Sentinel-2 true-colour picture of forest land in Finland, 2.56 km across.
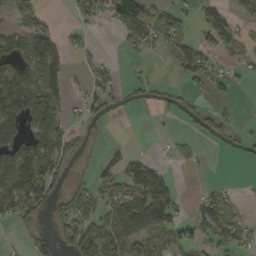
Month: September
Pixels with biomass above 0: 46%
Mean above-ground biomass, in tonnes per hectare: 48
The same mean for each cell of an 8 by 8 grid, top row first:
46 23 23 46 92 39 62 27
72 106 31 1 26 33 38 36
115 98 11 39 16 13 45 12
104 106 26 24 3 27 26 8
83 102 30 16 3 17 8 17
119 104 19 63 129 19 2 0
71 39 91 61 117 67 57 30
8 49 92 86 60 36 48 46
